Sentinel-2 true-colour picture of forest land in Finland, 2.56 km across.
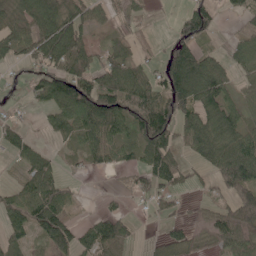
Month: May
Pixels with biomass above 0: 66%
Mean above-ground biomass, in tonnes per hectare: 53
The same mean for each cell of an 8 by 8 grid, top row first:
50 98 60 30 18 19 65 32
55 101 78 25 22 59 20 48
22 88 92 65 55 102 95 30
12 44 98 98 104 85 74 45
62 13 47 56 79 45 79 70
15 70 8 11 49 64 23 92
60 85 8 16 12 27 21 93
32 58 52 87 7 48 28 59
